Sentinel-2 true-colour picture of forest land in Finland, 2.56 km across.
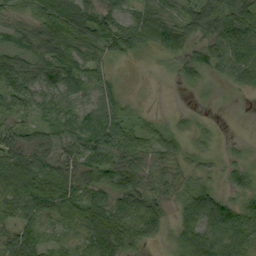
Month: September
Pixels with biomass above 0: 87%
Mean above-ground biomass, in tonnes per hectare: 51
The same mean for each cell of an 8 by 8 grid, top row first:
26 72 86 54 63 58 74 78
46 75 75 55 48 68 53 72
76 71 58 27 2 19 21 45
41 43 41 56 14 8 4 0
56 38 58 69 45 34 14 7
78 70 63 76 56 34 18 40
54 59 75 75 73 33 97 58
54 29 36 92 51 39 82 67
